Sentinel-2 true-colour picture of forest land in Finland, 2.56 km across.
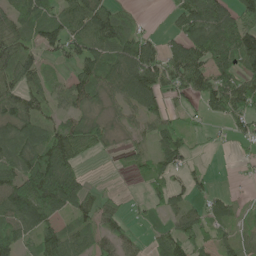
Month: June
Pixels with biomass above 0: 72%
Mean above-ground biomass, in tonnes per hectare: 63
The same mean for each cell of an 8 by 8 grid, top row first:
81 80 93 88 10 53 121 99
68 70 75 94 81 66 99 126
68 40 70 71 122 80 97 97
78 39 55 30 66 26 42 75
74 94 78 25 24 88 10 16
89 133 53 3 32 37 23 6
118 112 65 33 11 48 47 19
87 73 57 52 16 83 40 44
